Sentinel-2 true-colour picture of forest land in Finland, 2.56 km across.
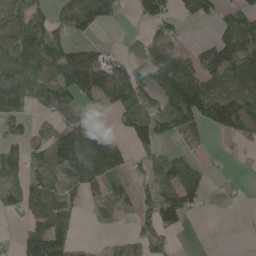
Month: May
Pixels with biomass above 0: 62%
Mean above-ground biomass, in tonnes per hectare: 75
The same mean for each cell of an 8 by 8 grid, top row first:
88 58 100 45 60 52 52 83
129 123 41 15 40 80 63 121
130 98 124 119 82 186 124 117
88 46 52 46 87 160 117 135
58 96 136 107 72 22 12 19
82 84 112 117 51 94 31 8
54 109 37 52 72 125 11 7
31 175 24 28 91 25 0 2
